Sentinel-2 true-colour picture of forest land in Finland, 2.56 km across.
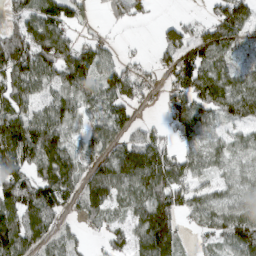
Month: March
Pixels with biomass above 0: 78%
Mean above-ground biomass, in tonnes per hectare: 76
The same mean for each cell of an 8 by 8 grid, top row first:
65 118 53 50 28 13 27 101
138 131 72 22 7 88 106 44
111 73 112 100 45 80 91 55
99 76 58 86 12 65 67 82
187 134 56 69 98 48 58 50
112 114 81 110 128 90 39 58
107 90 52 56 83 82 63 71
120 48 32 47 87 65 42 113
